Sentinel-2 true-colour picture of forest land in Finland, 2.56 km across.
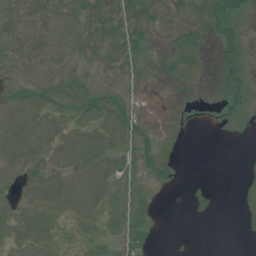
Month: July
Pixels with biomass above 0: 55%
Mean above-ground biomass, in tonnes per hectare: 6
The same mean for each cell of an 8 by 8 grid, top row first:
6 4 8 10 9 5 8 6
7 2 7 10 7 8 4 8
5 8 10 8 4 4 1 6
8 8 11 11 7 7 1 2
9 7 10 8 11 6 0 0
6 8 6 8 4 2 0 1
6 8 6 4 4 0 2 2
5 4 3 3 8 0 0 1
